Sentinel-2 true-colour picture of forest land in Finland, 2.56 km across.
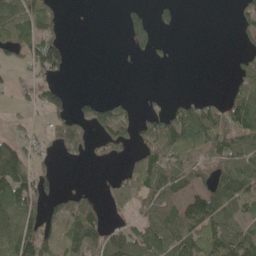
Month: May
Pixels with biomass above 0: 49%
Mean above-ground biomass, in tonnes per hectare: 57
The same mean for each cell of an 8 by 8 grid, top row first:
101 62 0 0 45 22 0 32
48 94 0 0 42 5 0 20
21 46 0 0 0 0 0 51
12 56 48 83 35 69 83 110
68 32 89 74 70 85 79 98
146 39 1 23 120 114 79 89
89 54 87 32 64 88 138 66
93 65 101 83 99 111 103 109
